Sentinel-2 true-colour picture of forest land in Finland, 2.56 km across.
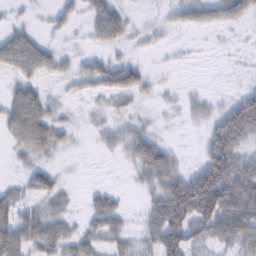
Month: February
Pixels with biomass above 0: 69%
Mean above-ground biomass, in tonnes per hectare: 41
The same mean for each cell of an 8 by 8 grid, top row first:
10 15 21 68 9 31 51 42
77 36 11 31 11 8 2 6
33 23 35 63 35 4 2 8
81 54 8 23 12 9 28 103
36 66 6 29 62 11 53 61
11 45 1 1 45 61 112 80
55 39 12 55 23 128 130 98
70 66 47 43 32 102 55 63
